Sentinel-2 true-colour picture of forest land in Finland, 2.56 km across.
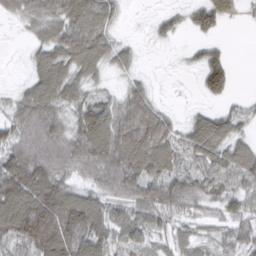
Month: March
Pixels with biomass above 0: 80%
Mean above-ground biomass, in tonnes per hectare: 52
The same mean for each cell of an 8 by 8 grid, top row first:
27 53 61 36 5 22 62 24
3 57 77 52 9 7 28 0
9 81 49 18 22 4 68 3
43 65 53 61 77 16 31 29
61 75 79 97 97 56 87 53
107 93 42 67 85 55 58 67
102 115 104 47 53 45 34 43
52 94 85 50 45 35 27 42
